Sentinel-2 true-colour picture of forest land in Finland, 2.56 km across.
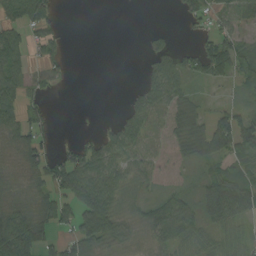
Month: August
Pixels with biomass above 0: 62%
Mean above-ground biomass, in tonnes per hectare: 40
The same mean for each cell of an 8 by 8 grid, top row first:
52 48 0 0 0 9 42 28
61 39 0 0 13 32 48 51
51 30 0 0 29 53 39 24
44 22 0 2 73 48 22 34
34 40 42 54 61 30 56 75
10 59 110 69 32 15 31 33
36 46 103 52 24 58 54 73
139 34 81 45 17 55 33 39
